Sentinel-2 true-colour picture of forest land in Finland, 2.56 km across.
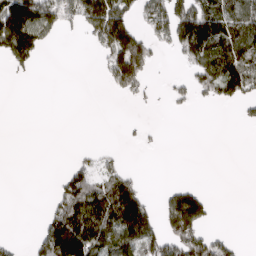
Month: March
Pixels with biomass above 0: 38%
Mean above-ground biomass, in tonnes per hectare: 62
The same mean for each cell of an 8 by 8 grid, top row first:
175 131 117 159 64 135 148 128
159 26 2 128 118 68 133 130
9 0 0 80 79 22 102 136
0 0 0 0 4 11 0 18
0 0 2 4 9 0 0 0
0 1 89 69 9 0 0 0
0 33 149 164 116 179 61 0
10 118 176 125 128 117 85 14
